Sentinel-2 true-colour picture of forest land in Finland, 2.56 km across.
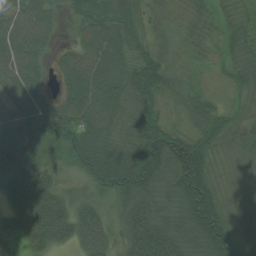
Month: July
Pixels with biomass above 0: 91%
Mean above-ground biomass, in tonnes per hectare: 57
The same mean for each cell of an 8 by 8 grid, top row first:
55 44 44 66 35 15 35 31
66 27 40 59 42 24 36 42
58 19 70 66 77 32 16 36
56 71 65 61 60 20 42 28
99 46 69 58 92 93 60 42
83 42 32 104 106 89 78 29
89 100 38 33 70 63 110 38
54 79 51 30 100 67 108 51
